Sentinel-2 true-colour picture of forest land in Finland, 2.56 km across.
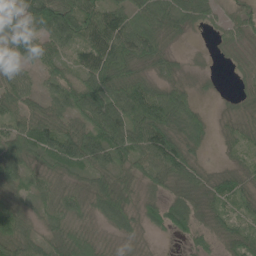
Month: June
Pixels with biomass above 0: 89%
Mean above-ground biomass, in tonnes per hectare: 61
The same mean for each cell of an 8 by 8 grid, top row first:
101 130 112 86 68 61 36 47
88 74 62 109 78 19 5 26
72 52 78 93 54 34 11 20
66 55 89 124 108 83 14 27
74 91 121 117 98 80 21 35
67 42 40 60 56 67 34 41
43 39 43 84 47 74 45 37
83 45 62 19 15 17 40 67
